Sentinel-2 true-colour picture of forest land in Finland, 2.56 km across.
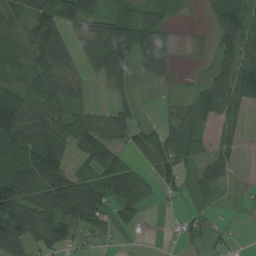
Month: August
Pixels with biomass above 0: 70%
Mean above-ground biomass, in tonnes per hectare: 57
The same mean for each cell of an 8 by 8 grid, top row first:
78 100 87 47 61 19 18 79
69 114 26 114 100 15 16 83
48 71 34 51 18 6 36 92
142 93 43 40 6 23 71 46
93 134 67 62 52 56 32 29
97 106 57 88 41 55 60 7
121 97 124 57 33 8 22 7
92 90 46 11 6 16 25 6
